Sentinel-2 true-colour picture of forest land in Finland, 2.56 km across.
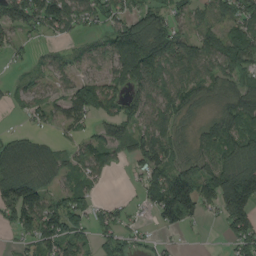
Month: August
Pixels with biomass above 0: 72%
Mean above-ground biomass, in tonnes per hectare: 69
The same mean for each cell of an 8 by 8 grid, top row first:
117 121 71 70 86 56 49 90
32 13 27 79 114 80 80 106
18 36 57 64 94 64 65 66
17 52 65 72 89 72 20 96
63 38 38 76 88 65 85 96
127 64 44 17 64 109 89 154
124 103 67 40 30 146 59 165
24 85 70 53 23 10 2 94
